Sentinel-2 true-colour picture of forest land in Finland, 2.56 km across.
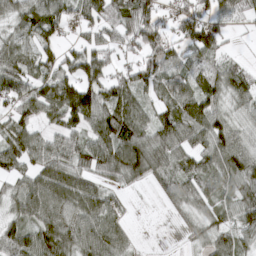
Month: March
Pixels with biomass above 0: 83%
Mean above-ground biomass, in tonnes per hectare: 69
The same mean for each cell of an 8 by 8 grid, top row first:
60 79 51 81 85 60 61 45
60 59 63 56 81 51 70 9
77 85 119 76 77 70 61 69
64 76 112 99 54 84 97 48
96 68 68 114 92 76 78 73
56 93 74 63 65 71 69 97
54 74 80 55 2 36 59 75
85 97 98 78 3 4 54 54
